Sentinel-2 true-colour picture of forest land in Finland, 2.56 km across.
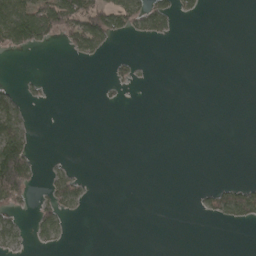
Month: April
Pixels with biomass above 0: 18%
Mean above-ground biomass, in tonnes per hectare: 20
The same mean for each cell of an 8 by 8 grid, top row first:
103 108 98 78 68 32 2 0
50 12 51 13 0 0 0 0
7 5 0 16 3 0 0 0
49 0 0 0 0 0 0 0
128 0 0 0 0 0 0 0
186 17 16 0 0 0 0 0
29 40 16 0 0 0 23 77
26 23 0 0 0 0 0 0
